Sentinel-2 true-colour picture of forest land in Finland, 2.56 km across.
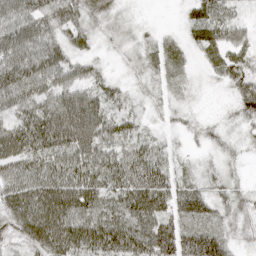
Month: April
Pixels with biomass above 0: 93%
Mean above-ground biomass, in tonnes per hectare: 51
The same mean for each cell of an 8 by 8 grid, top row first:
66 60 39 24 14 6 58 35
76 62 25 14 27 25 46 45
85 69 48 26 22 27 12 59
58 74 90 55 20 26 8 38
89 82 77 62 44 14 19 14
74 81 71 71 76 41 20 14
70 83 74 64 74 49 34 37
42 87 86 87 83 76 77 24
